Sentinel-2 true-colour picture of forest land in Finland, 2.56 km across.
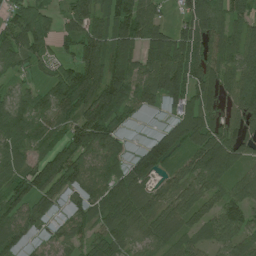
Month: July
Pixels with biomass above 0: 91%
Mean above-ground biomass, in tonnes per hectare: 85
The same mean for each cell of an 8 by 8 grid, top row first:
80 46 94 105 109 33 112 74
84 54 90 118 85 116 103 109
35 63 136 137 73 121 106 117
100 79 119 110 39 60 94 95
83 64 111 75 44 93 135 85
88 134 78 82 85 51 109 67
82 66 62 105 81 83 78 92
69 31 58 91 52 71 52 82
